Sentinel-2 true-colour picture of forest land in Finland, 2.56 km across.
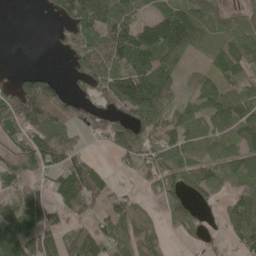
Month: May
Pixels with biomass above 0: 72%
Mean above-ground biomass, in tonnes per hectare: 75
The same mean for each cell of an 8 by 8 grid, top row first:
0 23 134 111 46 117 97 53
0 2 67 108 130 121 63 87
50 75 41 89 142 50 54 51
140 170 81 65 110 71 83 78
67 133 37 69 74 88 93 74
84 51 122 23 46 83 87 87
99 73 70 44 18 62 31 92
117 70 71 87 81 15 36 76
